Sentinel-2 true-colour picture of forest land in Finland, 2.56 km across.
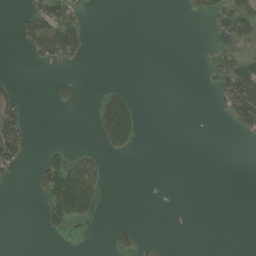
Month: July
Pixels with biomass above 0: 17%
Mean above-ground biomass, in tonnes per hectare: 26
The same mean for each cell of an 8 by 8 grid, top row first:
16 108 41 0 0 0 30 93
6 103 64 0 0 0 10 28
18 9 18 4 0 0 7 120
82 1 1 145 12 0 0 108
111 16 1 83 5 0 0 2
12 85 86 2 1 0 0 0
0 59 119 0 0 0 0 0
0 4 0 26 13 0 0 0
